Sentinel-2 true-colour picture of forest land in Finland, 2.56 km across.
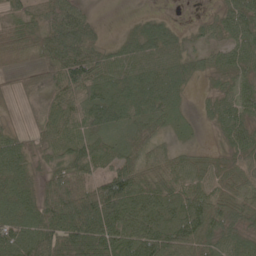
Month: May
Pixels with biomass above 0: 87%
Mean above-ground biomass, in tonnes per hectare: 53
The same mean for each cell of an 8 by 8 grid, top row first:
38 43 39 1 16 9 16 66
59 63 75 25 50 37 41 64
17 42 82 50 58 52 20 46
11 39 50 58 49 36 26 60
42 38 48 35 43 28 12 60
55 41 61 67 57 61 48 43
69 71 88 89 85 88 95 57
77 80 71 92 112 103 74 54
